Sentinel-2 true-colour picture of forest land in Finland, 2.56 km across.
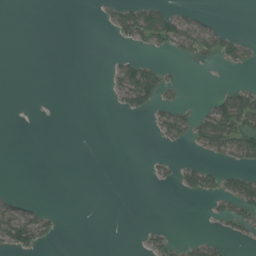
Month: July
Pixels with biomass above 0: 20%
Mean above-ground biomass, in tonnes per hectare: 20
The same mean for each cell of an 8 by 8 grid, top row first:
0 0 0 31 83 48 11 0
0 0 0 2 21 35 34 35
0 0 0 17 112 14 0 4
0 0 0 5 37 43 44 123
0 0 0 0 0 17 54 74
0 0 0 0 3 27 45 46
41 13 0 0 0 0 9 52
77 20 0 0 14 19 24 17
